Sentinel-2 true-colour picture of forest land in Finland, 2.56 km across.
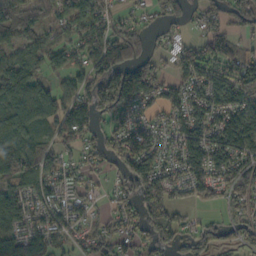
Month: October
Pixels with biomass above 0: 76%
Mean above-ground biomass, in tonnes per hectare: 75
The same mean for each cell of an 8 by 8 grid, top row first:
89 60 87 53 28 45 53 73
67 73 65 122 54 48 90 69
103 44 62 131 149 69 83 123
86 93 95 84 51 75 79 93
85 54 71 75 100 79 96 102
104 73 61 32 104 63 92 87
91 78 56 39 79 67 31 61
81 73 34 74 50 75 74 53
